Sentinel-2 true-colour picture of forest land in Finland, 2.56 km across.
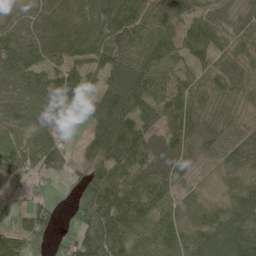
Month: June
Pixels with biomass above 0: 90%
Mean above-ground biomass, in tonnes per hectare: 70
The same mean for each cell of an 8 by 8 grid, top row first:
49 80 85 100 68 59 63 50
82 79 86 94 82 73 79 52
85 104 60 94 100 51 60 73
68 115 12 115 79 83 67 43
44 73 27 118 103 78 69 67
40 46 55 98 87 71 22 40
14 42 107 109 75 36 36 89
74 23 58 97 47 66 73 121
